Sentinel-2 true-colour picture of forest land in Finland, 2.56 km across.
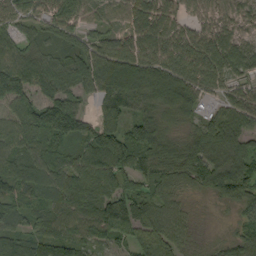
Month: September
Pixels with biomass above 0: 93%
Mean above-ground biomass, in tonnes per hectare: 85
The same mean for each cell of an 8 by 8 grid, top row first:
81 96 89 46 102 82 67 76
68 53 89 103 103 103 108 83
156 87 95 99 85 82 95 61
86 129 72 137 64 52 37 91
84 77 78 152 122 69 105 73
106 109 91 110 64 77 112 98
79 83 84 128 78 62 13 56
102 100 81 59 61 77 25 63
